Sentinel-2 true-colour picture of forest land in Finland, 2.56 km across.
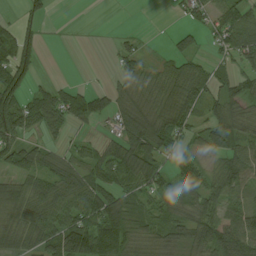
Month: August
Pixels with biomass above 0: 71%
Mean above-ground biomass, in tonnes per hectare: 57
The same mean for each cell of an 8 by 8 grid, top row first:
11 10 0 0 0 12 60 74
65 2 1 14 14 32 26 88
60 11 4 21 52 72 55 47
93 83 74 58 68 82 56 53
62 36 31 45 88 56 58 66
56 71 76 85 76 59 57 81
66 85 92 107 48 68 77 64
58 79 129 125 58 59 91 112
